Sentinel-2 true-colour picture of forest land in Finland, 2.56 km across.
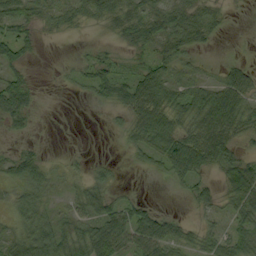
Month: September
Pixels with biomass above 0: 66%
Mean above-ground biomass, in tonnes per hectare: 35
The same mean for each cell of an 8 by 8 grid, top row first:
47 30 27 44 48 49 35 1
42 0 3 12 37 43 12 1
36 0 21 56 57 39 22 59
55 0 0 16 65 50 78 67
8 2 0 1 40 68 82 31
49 36 15 17 4 33 26 69
38 32 29 41 32 2 22 47
51 87 55 76 63 52 34 43
